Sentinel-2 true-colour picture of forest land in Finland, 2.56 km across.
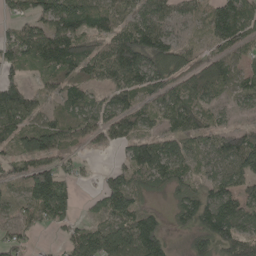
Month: May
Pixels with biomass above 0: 77%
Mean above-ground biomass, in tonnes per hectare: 80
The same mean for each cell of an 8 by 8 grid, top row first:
53 100 123 91 81 60 74 132
97 137 98 92 137 79 31 75
58 61 72 78 101 71 99 61
138 39 69 83 58 98 71 31
62 93 47 65 93 66 63 132
54 146 27 42 74 86 67 105
41 136 22 87 49 53 117 97
47 4 75 107 150 12 123 116
